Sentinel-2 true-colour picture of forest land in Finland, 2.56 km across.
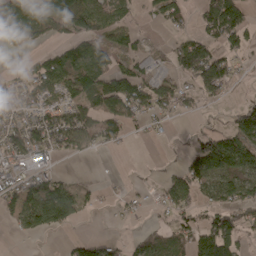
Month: April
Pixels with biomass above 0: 58%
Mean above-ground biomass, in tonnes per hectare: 64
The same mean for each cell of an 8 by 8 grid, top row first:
125 104 117 76 19 60 93 84
30 32 98 68 19 64 83 52
28 99 112 117 82 57 134 18
59 74 75 91 61 40 11 74
87 83 67 33 6 4 111 118
62 66 8 4 7 55 100 109
82 154 63 14 15 63 56 70
7 4 40 31 58 68 125 67
